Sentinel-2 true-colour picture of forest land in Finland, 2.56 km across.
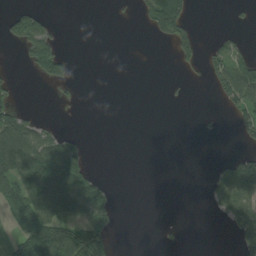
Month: August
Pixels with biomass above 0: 28%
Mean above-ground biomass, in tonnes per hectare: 35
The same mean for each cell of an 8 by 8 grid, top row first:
61 19 0 1 28 114 0 6
16 81 0 0 0 45 16 23
8 57 8 0 0 4 17 94
39 0 2 0 0 0 2 45
139 80 29 0 0 0 0 12
98 155 98 2 0 0 11 121
66 126 99 38 0 0 9 80
36 124 111 38 0 5 0 42
